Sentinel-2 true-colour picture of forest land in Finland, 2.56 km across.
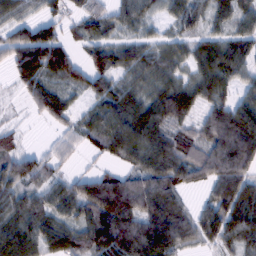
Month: February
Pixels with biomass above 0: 85%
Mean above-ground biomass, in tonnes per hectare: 73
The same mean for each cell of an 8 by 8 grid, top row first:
46 44 48 53 52 57 54 55
98 133 36 72 60 51 66 74
45 61 56 66 59 62 77 50
6 67 33 81 84 92 62 108
32 17 42 86 106 80 94 159
105 52 44 63 92 95 92 110
90 72 54 151 120 89 67 100
86 52 49 97 145 111 56 76
